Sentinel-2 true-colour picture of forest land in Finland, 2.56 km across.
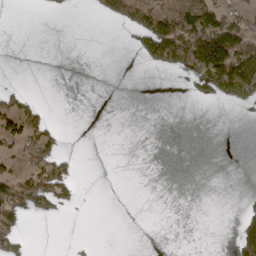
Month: April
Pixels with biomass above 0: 20%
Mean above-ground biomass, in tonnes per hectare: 26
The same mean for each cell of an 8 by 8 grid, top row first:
0 1 0 48 84 96 84 38
0 0 0 0 52 149 166 113
2 0 0 0 0 0 84 165
68 17 0 0 0 0 0 3
36 53 0 0 0 0 0 0
53 84 12 0 0 0 0 0
72 40 8 0 0 0 0 10
36 0 3 0 0 0 0 66
